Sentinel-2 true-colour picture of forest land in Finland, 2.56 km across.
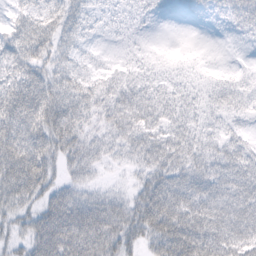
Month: February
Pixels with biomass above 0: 86%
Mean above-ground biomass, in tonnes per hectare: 39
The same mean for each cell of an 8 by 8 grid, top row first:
23 38 31 16 14 7 14 39
49 43 20 5 7 3 1 5
49 50 31 28 26 15 12 18
73 73 43 42 45 31 20 22
68 62 39 28 45 49 30 29
66 47 26 4 28 47 51 55
35 43 60 54 64 72 64 62
26 71 80 67 40 84 67 57
